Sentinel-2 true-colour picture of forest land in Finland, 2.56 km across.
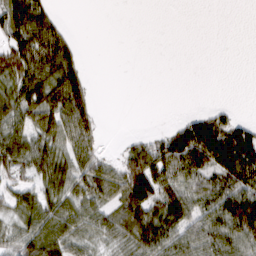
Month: March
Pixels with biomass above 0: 60%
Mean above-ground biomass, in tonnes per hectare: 50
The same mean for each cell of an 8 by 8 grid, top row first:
89 49 0 0 0 0 0 0
78 95 21 0 0 0 0 0
76 90 53 0 0 0 0 0
70 78 74 0 0 1 23 5
77 65 68 2 35 108 139 138
36 63 67 56 122 75 62 101
54 63 59 51 97 86 73 137
46 93 57 40 79 81 68 87
